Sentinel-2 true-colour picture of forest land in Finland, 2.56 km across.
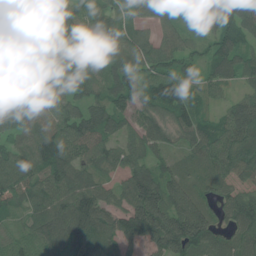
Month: June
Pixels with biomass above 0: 93%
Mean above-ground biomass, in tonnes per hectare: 84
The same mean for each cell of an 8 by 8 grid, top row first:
98 107 85 74 61 46 56 109
85 94 101 95 96 79 55 84
107 88 89 96 78 93 59 60
92 93 77 94 67 81 35 77
78 114 89 65 78 39 85 84
112 94 98 42 90 61 56 73
65 97 130 83 146 105 64 99
61 98 97 66 92 136 104 70
